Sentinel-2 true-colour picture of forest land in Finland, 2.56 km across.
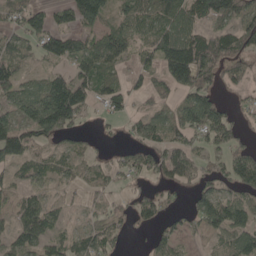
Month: May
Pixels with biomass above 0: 72%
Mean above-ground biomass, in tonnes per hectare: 64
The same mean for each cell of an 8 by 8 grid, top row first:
51 52 116 59 84 99 95 102
67 67 63 89 33 117 124 75
85 73 84 66 20 105 74 47
60 167 83 40 32 65 116 24
120 53 25 10 61 68 66 38
38 46 40 45 49 76 49 87
41 50 17 35 55 30 94 83
59 51 51 52 12 59 35 76
